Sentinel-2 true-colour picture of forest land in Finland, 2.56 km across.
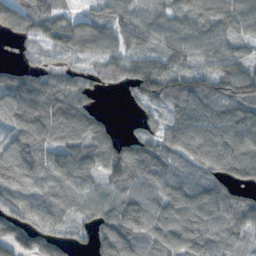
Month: November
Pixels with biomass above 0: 89%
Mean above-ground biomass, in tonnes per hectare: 85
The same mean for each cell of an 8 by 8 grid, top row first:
99 76 52 63 71 74 79 83
19 70 87 82 69 90 78 43
80 64 54 48 152 89 90 123
122 136 96 9 51 72 80 91
98 93 109 81 90 95 108 93
121 91 89 88 109 87 98 79
82 86 66 90 125 99 103 90
90 75 25 123 104 107 97 50
